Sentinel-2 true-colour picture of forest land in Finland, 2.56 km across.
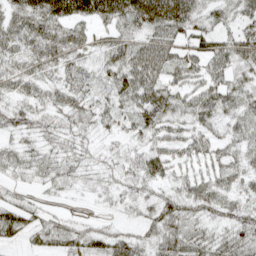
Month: April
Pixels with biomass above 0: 88%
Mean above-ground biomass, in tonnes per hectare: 50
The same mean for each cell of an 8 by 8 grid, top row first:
70 104 89 86 103 102 44 51
56 75 57 57 35 60 72 62
56 39 46 51 25 48 62 44
54 41 59 45 68 50 60 50
35 41 43 19 35 50 42 39
30 43 27 28 56 39 49 46
59 22 3 17 36 65 53 47
30 45 55 54 40 63 42 53
